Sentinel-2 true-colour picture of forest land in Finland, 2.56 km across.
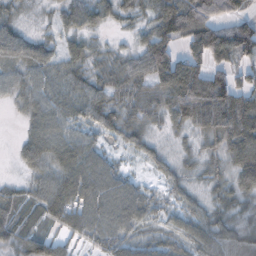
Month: November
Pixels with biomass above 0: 89%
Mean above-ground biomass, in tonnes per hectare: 51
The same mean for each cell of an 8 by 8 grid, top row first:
24 10 49 30 29 121 92 50
63 35 31 18 61 65 87 91
39 49 42 46 49 113 99 48
11 58 46 44 38 64 99 124
14 70 60 17 28 10 39 88
7 47 77 56 11 27 24 55
55 71 66 74 53 28 34 25
56 54 34 64 40 41 67 45
